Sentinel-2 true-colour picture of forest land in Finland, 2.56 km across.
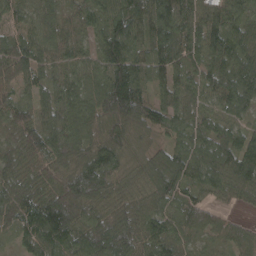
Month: April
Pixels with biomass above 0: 97%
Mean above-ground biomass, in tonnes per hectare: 86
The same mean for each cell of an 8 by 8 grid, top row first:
45 59 64 108 120 125 101 78
82 68 62 140 77 120 100 100
76 59 61 139 73 78 75 101
70 78 84 138 97 76 57 61
68 104 86 104 48 57 90 93
75 80 125 80 87 113 88 120
99 128 124 88 84 58 54 34
30 91 100 127 103 79 38 64
